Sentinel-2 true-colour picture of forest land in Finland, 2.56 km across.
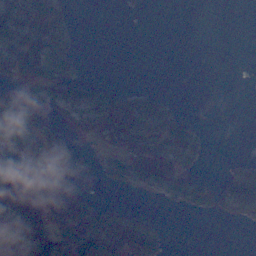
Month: November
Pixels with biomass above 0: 42%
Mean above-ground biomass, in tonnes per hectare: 39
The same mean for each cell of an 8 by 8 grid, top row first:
80 81 1 0 1 0 0 0
98 81 10 0 0 0 0 0
54 89 43 10 0 0 0 0
79 47 59 86 74 27 0 0
58 54 11 40 80 74 11 0
29 28 5 45 97 71 13 55
79 95 81 31 8 18 38 68
70 88 134 116 103 0 0 0
